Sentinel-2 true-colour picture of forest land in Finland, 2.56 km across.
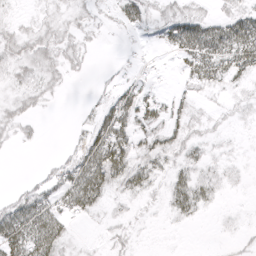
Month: April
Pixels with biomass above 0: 62%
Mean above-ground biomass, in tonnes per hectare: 19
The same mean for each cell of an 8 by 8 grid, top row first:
6 11 14 9 21 25 16 28
26 28 16 1 4 30 53 57
18 22 3 6 9 6 37 20
20 4 4 41 34 18 8 8
10 1 17 60 22 24 12 3
0 13 52 51 33 22 18 6
37 37 35 9 8 26 14 2
55 57 4 9 2 1 0 5
